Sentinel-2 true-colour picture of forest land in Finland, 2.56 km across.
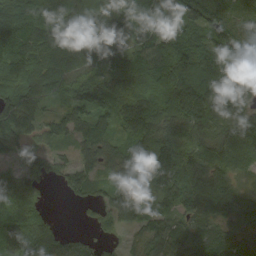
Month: September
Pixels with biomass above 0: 91%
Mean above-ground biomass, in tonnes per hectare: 82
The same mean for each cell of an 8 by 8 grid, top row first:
64 98 104 105 83 104 146 80
82 123 130 102 85 118 106 103
68 90 76 80 69 131 114 103
110 42 75 92 107 123 129 104
56 35 47 54 100 121 86 78
64 54 82 42 103 117 93 45
74 13 22 66 60 69 59 71
94 74 45 20 64 76 58 60
